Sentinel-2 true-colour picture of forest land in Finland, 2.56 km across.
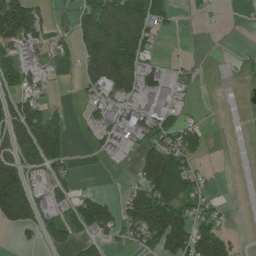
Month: July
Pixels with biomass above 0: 49%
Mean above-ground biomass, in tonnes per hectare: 65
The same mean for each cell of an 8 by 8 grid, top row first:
180 27 72 142 134 20 10 1
105 55 70 177 99 1 0 5
88 29 31 145 108 35 1 6
106 64 11 76 103 53 3 1
81 177 4 70 53 81 28 0
144 63 17 1 92 155 21 0
206 64 95 54 138 115 47 1
15 38 46 30 73 152 134 13
